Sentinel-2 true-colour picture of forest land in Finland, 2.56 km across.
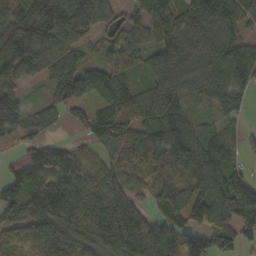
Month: October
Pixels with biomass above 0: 88%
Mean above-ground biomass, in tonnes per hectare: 98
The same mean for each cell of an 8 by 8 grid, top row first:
91 126 119 53 63 114 90 85
124 131 69 91 83 142 102 94
66 62 115 103 55 113 99 94
145 69 51 87 101 114 41 59
44 47 35 93 153 172 114 46
65 113 110 97 97 137 148 89
104 134 144 135 49 95 153 183
75 106 100 135 128 85 74 58
